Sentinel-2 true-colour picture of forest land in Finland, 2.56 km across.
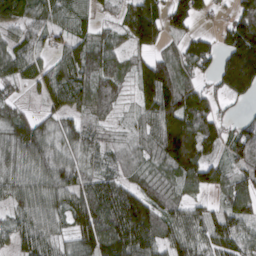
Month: March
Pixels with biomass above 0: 86%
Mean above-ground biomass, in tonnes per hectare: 87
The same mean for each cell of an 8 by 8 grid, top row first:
90 74 54 31 152 106 34 96
85 49 97 78 89 44 77 207
58 91 112 92 121 114 39 193
53 55 68 52 68 158 81 17
106 90 68 35 55 192 103 86
83 98 71 67 52 91 96 81
63 79 104 143 126 76 46 96
62 60 104 158 111 97 69 73
